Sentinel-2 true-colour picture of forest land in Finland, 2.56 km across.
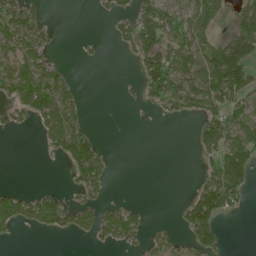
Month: June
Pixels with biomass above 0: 43%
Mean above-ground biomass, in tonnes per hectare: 49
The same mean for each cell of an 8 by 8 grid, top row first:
76 15 0 36 85 82 96 53
44 42 6 7 99 86 75 133
58 85 10 0 63 100 125 107
41 111 49 0 6 53 84 57
0 46 117 1 0 0 107 114
0 0 67 22 0 0 57 102
79 91 59 31 18 11 119 29
9 4 15 51 32 38 65 0
